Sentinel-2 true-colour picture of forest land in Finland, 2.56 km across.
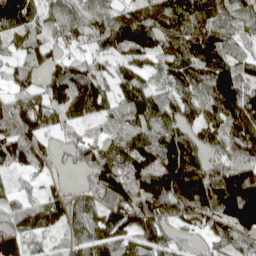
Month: April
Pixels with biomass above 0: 88%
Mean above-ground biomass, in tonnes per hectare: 98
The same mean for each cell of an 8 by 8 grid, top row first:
104 60 70 70 94 136 99 75
58 73 55 86 120 93 113 55
69 78 125 81 67 72 109 113
104 102 88 73 108 93 88 137
111 44 72 84 125 161 91 126
41 39 29 145 169 186 147 180
79 112 65 107 154 129 154 199
111 28 66 96 87 60 59 122
